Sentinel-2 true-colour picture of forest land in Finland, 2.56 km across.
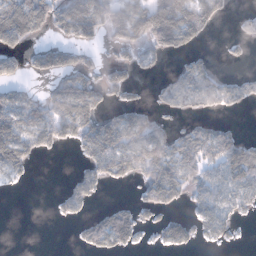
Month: January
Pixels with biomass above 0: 50%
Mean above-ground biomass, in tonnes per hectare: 63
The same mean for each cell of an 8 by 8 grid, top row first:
152 87 134 101 150 173 84 18
60 48 61 33 61 81 11 16
39 39 95 56 12 62 68 40
105 85 117 47 56 42 39 17
139 68 69 123 120 74 93 81
27 0 48 77 89 98 76 129
0 5 44 39 46 29 71 58
0 0 28 95 13 63 31 7
